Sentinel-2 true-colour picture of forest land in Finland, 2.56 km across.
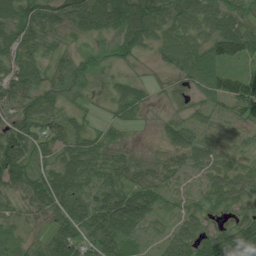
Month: July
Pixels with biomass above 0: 83%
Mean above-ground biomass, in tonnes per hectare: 47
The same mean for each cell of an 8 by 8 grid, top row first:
68 75 91 90 95 56 48 41
59 37 19 22 34 63 64 82
63 38 27 17 21 28 73 90
50 52 23 18 15 19 33 60
90 49 54 23 1 45 29 25
68 57 56 40 23 31 36 55
27 56 46 80 67 24 31 41
24 40 59 61 18 47 58 106
